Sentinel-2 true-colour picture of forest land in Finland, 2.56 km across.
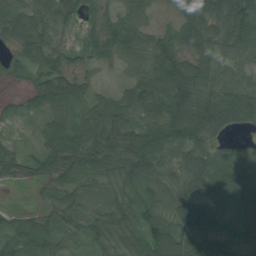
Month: August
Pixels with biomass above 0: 93%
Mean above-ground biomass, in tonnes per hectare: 71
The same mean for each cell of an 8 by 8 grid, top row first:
79 71 54 41 52 54 118 139
45 65 50 70 72 82 98 81
15 84 50 13 75 120 81 60
21 71 64 77 80 111 127 126
18 66 91 84 113 95 68 34
28 64 76 69 89 60 94 95
14 37 62 74 59 65 66 78
69 66 37 76 94 93 80 89
